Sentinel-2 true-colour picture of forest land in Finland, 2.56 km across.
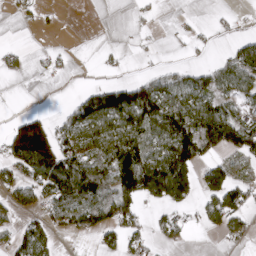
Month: April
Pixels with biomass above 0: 49%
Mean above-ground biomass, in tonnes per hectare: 60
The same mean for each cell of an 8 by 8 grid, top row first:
15 7 0 0 15 8 5 12
14 15 2 6 7 7 14 52
3 6 1 18 47 58 57 91
11 20 71 141 155 125 131 65
147 165 83 95 95 146 94 105
66 151 125 94 194 155 68 35
55 66 103 109 40 47 65 74
58 48 9 51 40 37 1 26
